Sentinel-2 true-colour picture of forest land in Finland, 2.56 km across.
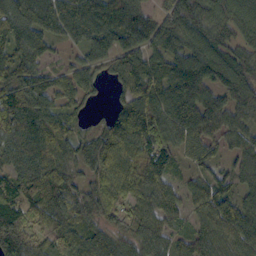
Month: October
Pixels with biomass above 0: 91%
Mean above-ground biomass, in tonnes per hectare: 89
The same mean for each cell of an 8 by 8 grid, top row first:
113 99 120 112 80 114 103 109
94 61 52 77 87 83 101 85
105 65 59 45 112 112 104 124
131 106 34 36 111 98 108 82
89 123 71 93 112 83 57 67
73 117 54 81 163 39 58 56
100 110 70 65 87 55 112 85
157 65 91 83 87 58 93 111
